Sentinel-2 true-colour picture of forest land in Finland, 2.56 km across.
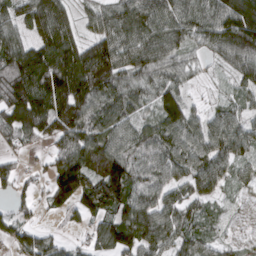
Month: March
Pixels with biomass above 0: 85%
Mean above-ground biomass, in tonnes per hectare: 91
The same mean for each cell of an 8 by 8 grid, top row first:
83 143 43 92 112 97 95 152
113 133 91 134 124 90 69 139
159 155 160 109 68 62 19 60
133 134 127 116 59 107 48 58
42 39 121 110 89 88 93 81
60 67 161 174 81 70 104 47
47 38 92 96 100 88 42 16
63 53 23 129 114 88 61 37
